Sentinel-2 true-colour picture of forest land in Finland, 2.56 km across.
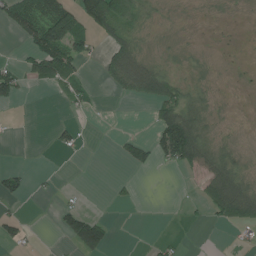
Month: June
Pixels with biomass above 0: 36%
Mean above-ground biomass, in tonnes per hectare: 33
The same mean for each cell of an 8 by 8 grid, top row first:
79 129 108 140 28 3 2 2
7 170 73 59 18 7 2 1
71 60 41 43 91 35 6 1
1 0 13 0 1 85 20 0
1 5 19 5 44 181 38 8
42 4 0 5 2 3 67 36
4 0 31 5 0 0 44 95
32 0 99 29 1 11 0 10
